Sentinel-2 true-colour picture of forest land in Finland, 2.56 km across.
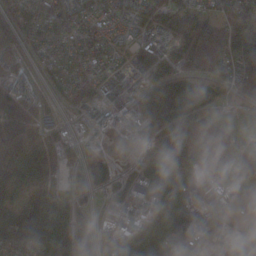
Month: November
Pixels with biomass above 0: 75%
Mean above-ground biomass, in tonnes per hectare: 97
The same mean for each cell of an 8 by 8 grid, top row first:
72 86 60 42 58 101 78 88
44 65 68 54 128 121 110 159
80 43 85 101 118 172 86 61
122 43 49 101 199 275 70 1
113 66 20 11 68 198 6 35
153 82 35 87 88 141 68 27
144 281 88 66 72 172 109 13
170 281 190 98 150 148 30 35
